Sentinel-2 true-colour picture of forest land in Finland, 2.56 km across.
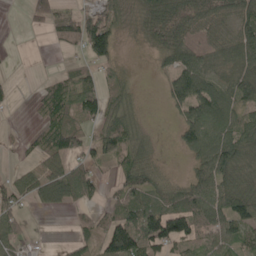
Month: May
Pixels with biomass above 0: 67%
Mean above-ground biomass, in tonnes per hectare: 56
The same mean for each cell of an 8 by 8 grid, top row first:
0 53 58 56 61 82 75 82
1 7 56 68 21 83 54 92
5 23 57 40 3 72 69 95
4 54 73 61 13 31 112 70
6 60 61 84 35 20 100 100
30 77 73 23 71 16 95 83
46 34 36 35 90 93 110 93
38 0 40 94 103 100 68 63
